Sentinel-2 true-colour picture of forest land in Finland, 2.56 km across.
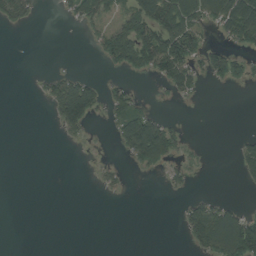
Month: August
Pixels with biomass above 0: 31%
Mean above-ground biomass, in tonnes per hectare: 34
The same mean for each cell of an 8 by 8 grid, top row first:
54 0 43 33 92 119 76 153
0 0 0 73 117 132 48 38
0 26 43 15 8 80 29 30
0 18 138 46 52 2 0 0
0 0 10 13 171 50 2 20
0 0 0 22 6 25 2 23
0 0 0 0 0 6 71 28
0 0 0 0 0 1 117 172
